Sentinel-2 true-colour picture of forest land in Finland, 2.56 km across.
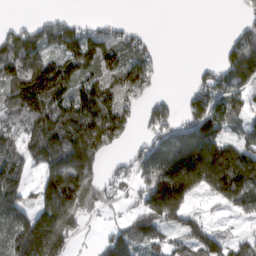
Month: March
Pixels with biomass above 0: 68%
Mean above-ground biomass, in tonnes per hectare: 109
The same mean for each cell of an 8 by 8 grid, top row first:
4 30 15 8 0 0 0 26
138 105 148 118 53 0 0 175
127 159 112 108 84 0 83 128
110 168 180 181 46 48 158 75
75 174 257 93 60 179 199 85
117 135 211 39 114 276 229 219
144 184 169 32 139 193 21 101
195 287 32 107 114 48 118 52
